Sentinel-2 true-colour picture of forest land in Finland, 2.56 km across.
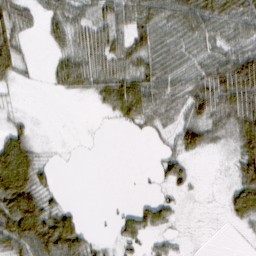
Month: February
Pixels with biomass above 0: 63%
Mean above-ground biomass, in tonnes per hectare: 41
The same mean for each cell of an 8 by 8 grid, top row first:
46 35 35 53 66 62 80 72
42 16 42 53 60 44 43 63
23 12 56 55 67 46 71 125
8 1 0 32 83 41 63 98
68 8 2 0 3 33 35 57
125 17 0 0 1 34 2 48
113 53 10 4 29 18 2 65
85 108 57 14 25 14 0 2
